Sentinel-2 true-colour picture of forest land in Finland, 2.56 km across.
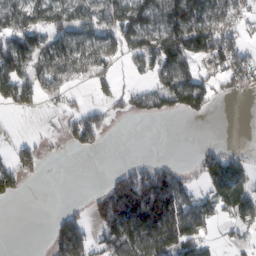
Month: February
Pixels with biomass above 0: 56%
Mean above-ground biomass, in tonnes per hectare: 67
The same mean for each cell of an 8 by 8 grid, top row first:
97 92 90 115 130 150 116 58
124 96 102 72 110 157 121 63
119 76 36 41 29 117 60 54
17 10 47 38 44 64 42 0
29 12 47 3 0 0 15 11
77 3 0 33 111 83 105 126
0 0 21 127 161 127 66 100
0 39 118 104 120 125 42 18
